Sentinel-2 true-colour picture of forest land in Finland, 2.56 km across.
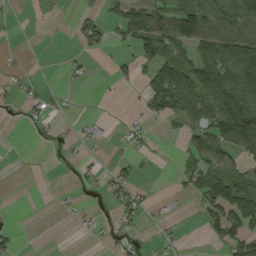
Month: September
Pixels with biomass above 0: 38%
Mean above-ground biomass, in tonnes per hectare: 33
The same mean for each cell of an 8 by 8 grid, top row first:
2 1 18 25 101 85 61 85
2 0 17 18 64 70 76 105
6 2 9 17 33 103 92 89
5 17 3 1 21 63 90 103
0 6 9 9 10 5 65 97
0 0 18 24 3 14 68 54
1 1 12 25 18 2 43 124
16 0 2 10 12 6 11 66
